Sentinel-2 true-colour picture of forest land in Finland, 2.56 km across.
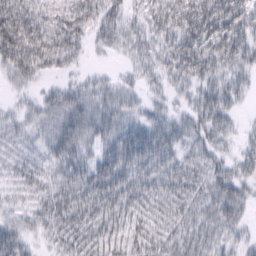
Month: February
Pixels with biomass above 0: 88%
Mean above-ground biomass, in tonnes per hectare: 33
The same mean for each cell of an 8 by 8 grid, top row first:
54 35 48 32 26 45 54 48
66 58 28 22 26 39 47 44
23 15 17 16 21 27 34 27
16 31 43 35 23 22 42 15
18 26 37 37 48 31 34 18
21 27 38 49 36 37 36 33
17 33 44 41 35 37 34 30
34 21 40 39 41 36 33 20
